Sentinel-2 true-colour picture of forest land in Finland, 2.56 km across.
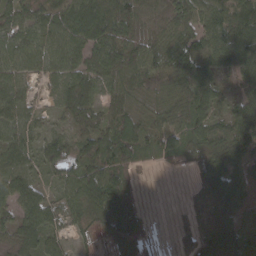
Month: March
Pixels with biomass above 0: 87%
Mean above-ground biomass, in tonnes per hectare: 57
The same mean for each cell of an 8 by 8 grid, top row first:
47 50 81 88 50 65 68 87
56 63 61 90 66 87 84 131
50 37 56 59 49 89 76 51
56 21 41 53 45 76 65 69
69 56 50 91 78 70 78 80
77 33 74 79 9 4 45 44
58 68 63 75 13 2 22 43
49 62 18 32 34 12 44 64
